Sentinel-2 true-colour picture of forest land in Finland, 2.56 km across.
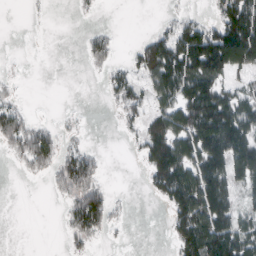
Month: March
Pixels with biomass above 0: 49%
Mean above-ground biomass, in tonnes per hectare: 50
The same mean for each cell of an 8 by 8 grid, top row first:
0 2 5 0 0 16 13 145
0 0 6 28 47 118 159 153
5 0 0 32 45 132 109 29
46 0 3 7 46 77 130 116
48 65 17 0 60 96 139 133
3 24 90 2 19 143 139 82
0 0 76 36 0 77 125 50
0 0 27 5 0 52 147 105
